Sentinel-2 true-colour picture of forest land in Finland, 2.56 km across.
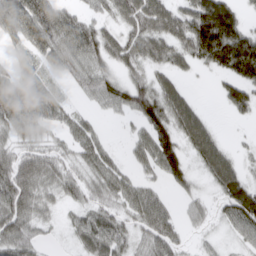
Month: March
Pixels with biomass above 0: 77%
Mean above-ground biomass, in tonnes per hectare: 56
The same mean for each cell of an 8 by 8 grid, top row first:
86 90 43 42 102 69 160 52
20 67 84 67 76 66 128 147
51 34 39 50 48 38 4 89
71 57 21 24 81 79 17 40
43 30 50 13 47 67 84 6
91 62 41 55 22 54 45 62
89 32 37 44 71 18 24 96
79 13 46 73 40 44 14 25
